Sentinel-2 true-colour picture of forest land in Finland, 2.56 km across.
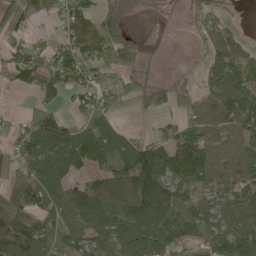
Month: May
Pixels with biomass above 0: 72%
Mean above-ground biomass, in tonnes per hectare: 63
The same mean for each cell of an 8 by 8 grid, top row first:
67 50 92 53 6 3 41 9
58 45 101 104 16 1 30 35
43 79 80 59 37 23 36 63
10 74 35 63 35 55 62 79
51 97 96 57 57 85 63 70
76 81 61 118 148 72 58 57
110 63 94 71 143 73 54 74
97 41 56 73 91 64 55 91
